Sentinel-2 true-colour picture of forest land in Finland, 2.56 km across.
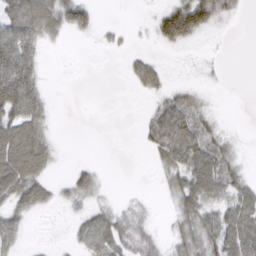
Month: March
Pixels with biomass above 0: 53%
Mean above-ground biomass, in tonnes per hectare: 28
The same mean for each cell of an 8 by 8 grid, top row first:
60 73 49 0 4 76 57 11
83 13 1 9 5 21 5 0
100 7 0 0 34 6 7 0
70 25 0 0 6 51 20 0
84 36 0 0 10 56 42 10
82 28 22 1 0 31 64 24
34 17 17 18 12 25 37 51
25 4 22 49 34 25 44 68
